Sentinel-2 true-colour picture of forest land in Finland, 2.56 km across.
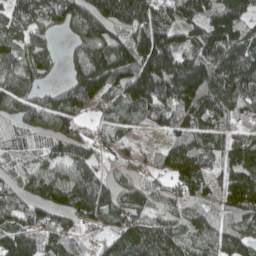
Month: April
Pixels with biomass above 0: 90%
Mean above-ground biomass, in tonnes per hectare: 102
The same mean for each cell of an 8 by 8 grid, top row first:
89 92 124 146 137 101 115 116
75 59 100 142 174 127 135 125
105 30 134 125 191 199 137 143
92 110 70 63 84 108 113 95
55 60 87 52 16 67 87 104
46 113 104 62 49 130 85 141
75 121 117 110 88 78 63 151
130 96 49 79 128 114 76 119
